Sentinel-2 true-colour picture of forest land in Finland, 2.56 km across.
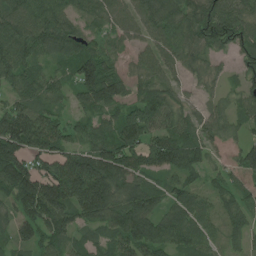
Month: July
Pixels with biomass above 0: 90%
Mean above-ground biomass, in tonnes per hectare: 90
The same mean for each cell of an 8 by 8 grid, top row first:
103 110 64 77 80 87 106 83
109 85 79 48 57 83 81 61
85 68 133 122 69 49 37 43
114 77 49 67 117 65 49 57
169 129 78 111 114 116 64 46
164 129 216 147 78 76 42 53
77 158 151 114 127 81 56 69
71 88 49 93 143 109 68 45
